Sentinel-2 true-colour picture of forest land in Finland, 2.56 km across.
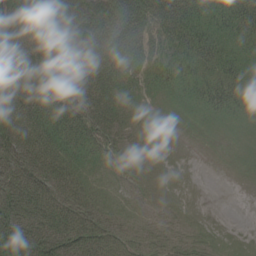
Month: June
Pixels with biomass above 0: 94%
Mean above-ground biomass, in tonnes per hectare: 49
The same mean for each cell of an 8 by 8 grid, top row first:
69 72 81 95 88 84 62 90
66 68 70 86 64 61 70 48
62 75 70 59 41 48 54 54
72 68 69 51 19 16 36 35
78 61 51 37 21 8 11 23
72 58 37 21 19 11 1 14
78 63 47 25 15 15 4 0
85 74 64 38 25 21 19 12
